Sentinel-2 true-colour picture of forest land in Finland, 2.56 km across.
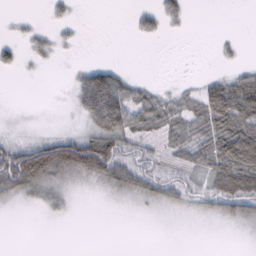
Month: February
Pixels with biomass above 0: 49%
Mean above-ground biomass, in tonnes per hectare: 27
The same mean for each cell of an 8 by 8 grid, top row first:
6 10 4 0 21 22 0 0
15 20 6 0 0 0 0 6
2 1 35 69 11 4 21 37
4 1 36 100 55 44 63 73
50 76 78 38 27 42 54 92
111 77 45 46 41 27 44 88
11 22 3 6 17 25 25 44
0 0 0 0 0 0 0 5
